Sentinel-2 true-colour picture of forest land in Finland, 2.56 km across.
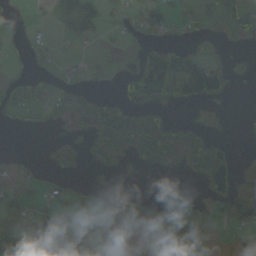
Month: October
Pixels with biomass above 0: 37%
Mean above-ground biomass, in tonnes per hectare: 39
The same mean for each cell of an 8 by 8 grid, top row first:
3 19 157 24 59 33 35 70
4 15 5 12 34 51 9 3
30 18 12 6 137 270 167 5
32 15 16 66 50 5 1 0
0 8 9 46 58 63 63 2
28 16 10 4 3 3 117 25
59 24 53 65 28 26 26 18
88 93 70 33 9 55 34 15
